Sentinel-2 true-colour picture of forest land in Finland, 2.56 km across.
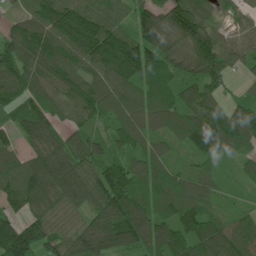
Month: June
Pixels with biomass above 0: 94%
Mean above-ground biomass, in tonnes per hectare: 110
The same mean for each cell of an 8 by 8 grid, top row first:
43 126 132 73 96 139 80 45
115 153 159 185 158 98 158 75
128 122 118 119 113 90 127 26
81 99 88 84 105 104 130 98
61 139 106 77 83 52 167 102
110 193 148 111 123 79 59 39
64 98 99 173 141 116 68 31
191 104 139 145 137 129 148 110
